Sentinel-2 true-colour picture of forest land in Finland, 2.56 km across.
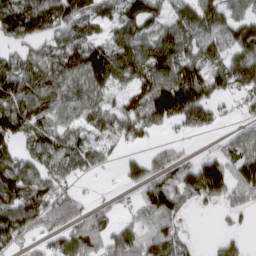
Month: March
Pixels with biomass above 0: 77%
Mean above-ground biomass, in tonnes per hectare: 84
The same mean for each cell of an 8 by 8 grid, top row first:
141 118 100 53 109 70 96 63
66 63 120 106 111 126 85 102
120 116 97 108 105 172 113 100
134 95 83 77 126 129 86 28
76 87 73 48 29 21 4 80
137 83 40 4 82 82 138 96
159 112 67 23 66 96 28 52
76 46 112 86 75 68 8 26
